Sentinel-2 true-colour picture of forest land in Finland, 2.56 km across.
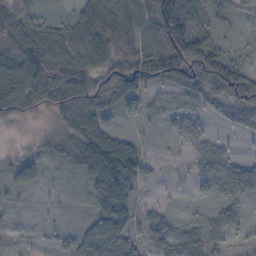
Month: October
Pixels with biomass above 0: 75%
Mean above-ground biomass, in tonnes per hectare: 41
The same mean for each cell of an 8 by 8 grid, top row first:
56 16 43 67 52 88 40 18
101 103 75 77 62 87 57 15
85 89 71 72 64 52 70 69
51 43 78 28 22 13 18 38
5 23 81 74 13 8 21 3
21 6 19 99 27 2 26 51
5 2 2 72 14 4 11 23
5 7 35 67 16 28 28 12
